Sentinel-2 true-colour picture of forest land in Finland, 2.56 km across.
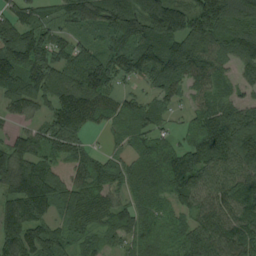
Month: August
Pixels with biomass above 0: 90%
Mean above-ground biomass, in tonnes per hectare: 100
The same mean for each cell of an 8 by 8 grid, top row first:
86 47 112 120 161 172 171 123
161 114 69 87 127 152 149 140
121 136 131 86 55 120 88 55
76 76 140 64 65 27 72 74
87 105 74 21 65 60 138 151
150 117 74 71 69 108 97 104
122 107 124 85 67 59 105 102
124 118 62 50 78 56 133 113
